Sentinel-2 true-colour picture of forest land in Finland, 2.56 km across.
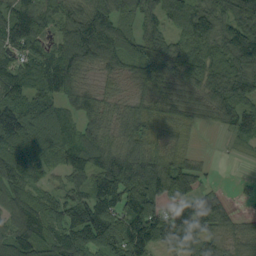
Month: September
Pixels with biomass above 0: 87%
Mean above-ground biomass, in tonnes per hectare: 93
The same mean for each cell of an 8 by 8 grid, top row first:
132 99 104 91 71 68 84 112
112 65 139 132 96 92 89 74
107 108 93 53 104 113 113 119
148 102 109 68 74 93 75 119
127 94 102 75 74 51 0 24
107 46 83 178 154 136 25 6
94 80 119 125 127 90 124 16
83 90 79 136 113 81 93 76
